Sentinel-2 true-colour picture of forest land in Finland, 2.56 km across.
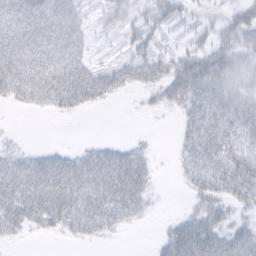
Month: February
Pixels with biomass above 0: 68%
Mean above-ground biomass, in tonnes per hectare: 37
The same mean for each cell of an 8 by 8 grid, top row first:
69 77 42 29 28 29 13 31
79 72 50 7 33 15 35 38
78 81 89 60 45 54 65 37
6 19 25 1 6 16 41 42
7 3 6 16 10 10 41 32
57 67 60 71 39 7 48 53
56 60 48 49 23 1 31 22
12 3 18 8 0 56 70 47
